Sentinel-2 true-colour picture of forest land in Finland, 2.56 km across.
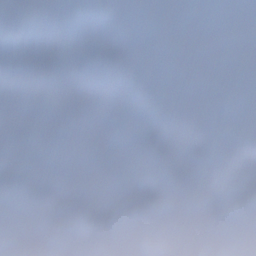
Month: December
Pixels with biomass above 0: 43%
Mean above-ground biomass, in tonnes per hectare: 64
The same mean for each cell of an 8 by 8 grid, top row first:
22 18 14 42 0 0 0 0
91 67 96 59 0 0 0 0
96 106 104 81 5 0 0 0
200 290 214 138 99 1 0 0
152 110 199 130 169 82 16 14
63 72 152 122 169 38 30 107
0 42 115 168 77 0 28 47
0 0 34 42 90 41 44 2
